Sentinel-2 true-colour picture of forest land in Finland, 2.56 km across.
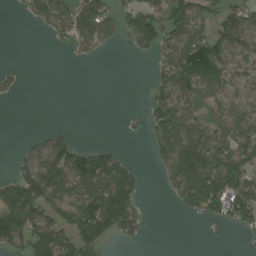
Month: August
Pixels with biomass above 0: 53%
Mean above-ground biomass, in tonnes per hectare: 65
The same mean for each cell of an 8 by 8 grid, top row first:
8 98 122 79 110 82 55 72
0 5 48 19 54 108 132 79
19 0 0 0 1 88 75 52
0 0 0 0 24 93 37 70
4 61 34 17 10 135 111 98
63 103 138 145 21 118 163 103
167 90 116 208 22 26 102 109
101 140 132 44 16 0 4 5
